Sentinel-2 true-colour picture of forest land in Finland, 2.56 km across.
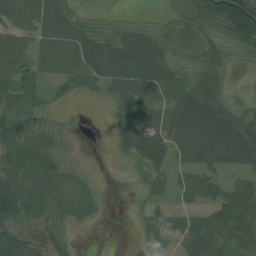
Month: August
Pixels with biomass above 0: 78%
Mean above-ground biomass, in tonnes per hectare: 46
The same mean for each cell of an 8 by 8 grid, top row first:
67 59 18 9 6 14 85 136
66 31 53 63 73 32 33 40
69 24 41 52 68 42 58 2
59 20 2 19 33 70 101 39
70 45 3 10 62 61 113 115
71 58 13 1 26 33 51 43
84 50 31 1 18 24 48 98
69 49 5 0 22 26 69 70
